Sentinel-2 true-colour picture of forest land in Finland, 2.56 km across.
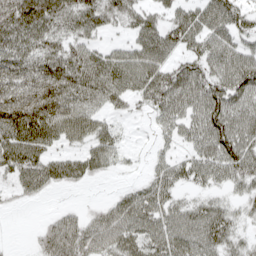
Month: April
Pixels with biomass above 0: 76%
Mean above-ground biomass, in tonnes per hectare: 63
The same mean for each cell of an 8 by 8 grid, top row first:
110 104 78 54 57 60 92 65
78 72 55 35 85 62 74 63
87 128 99 88 87 78 80 94
136 128 90 34 22 66 99 78
103 66 45 47 3 36 81 96
55 67 48 14 21 55 57 66
8 3 15 29 74 55 45 27
1 52 67 61 56 53 52 29
